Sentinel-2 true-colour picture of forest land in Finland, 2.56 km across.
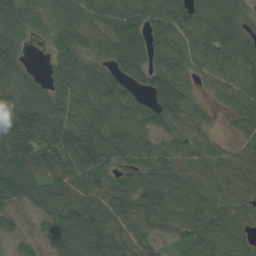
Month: August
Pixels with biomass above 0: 92%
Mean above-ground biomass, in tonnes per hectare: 71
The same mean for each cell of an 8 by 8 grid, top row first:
96 65 84 78 81 73 87 60
57 31 71 69 83 80 78 87
71 47 89 75 58 88 40 75
97 79 82 73 57 95 28 61
118 84 93 86 74 68 46 38
122 88 88 64 76 68 57 63
45 76 97 89 77 59 64 55
35 44 95 94 63 39 61 44
